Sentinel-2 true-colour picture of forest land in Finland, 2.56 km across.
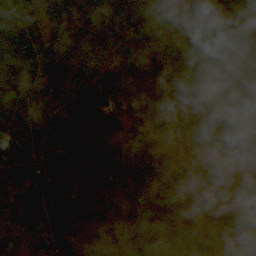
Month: September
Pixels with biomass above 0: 96%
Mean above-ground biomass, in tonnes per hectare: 79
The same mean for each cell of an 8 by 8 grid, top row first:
101 102 84 101 84 55 62 87
86 94 81 66 77 79 92 88
129 92 80 71 65 72 79 99
105 94 111 60 61 50 78 82
73 82 94 72 68 13 51 69
78 126 92 62 68 55 36 43
110 74 92 80 74 52 75 51
101 114 66 101 81 68 63 95
